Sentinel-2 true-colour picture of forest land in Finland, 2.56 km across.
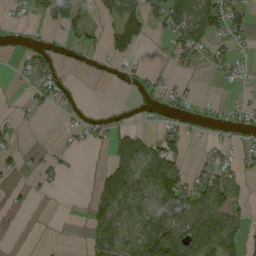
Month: August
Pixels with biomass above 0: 42%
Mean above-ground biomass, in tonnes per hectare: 30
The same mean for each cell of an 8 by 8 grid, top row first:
10 44 41 34 77 87 81 45
6 16 27 52 18 39 46 12
7 48 3 8 25 11 2 18
5 9 13 7 7 22 10 18
15 3 10 46 44 38 10 14
12 20 1 72 52 65 48 23
8 0 1 61 33 77 91 30
0 0 3 41 69 105 66 40
